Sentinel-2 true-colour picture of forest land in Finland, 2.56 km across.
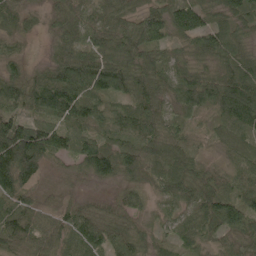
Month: June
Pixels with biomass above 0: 96%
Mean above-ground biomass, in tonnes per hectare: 71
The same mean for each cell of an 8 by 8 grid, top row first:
65 37 63 61 70 111 64 72
25 24 81 70 89 48 93 59
84 86 145 117 76 73 72 113
68 83 81 51 88 50 52 121
180 103 73 68 79 52 20 62
142 31 38 75 61 80 53 69
80 34 51 45 37 56 87 108
66 68 91 74 47 40 40 51
